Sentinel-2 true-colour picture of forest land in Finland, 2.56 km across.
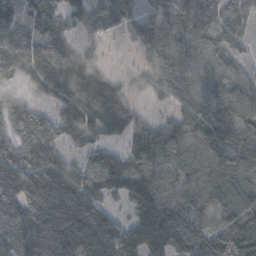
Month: October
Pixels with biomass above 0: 84%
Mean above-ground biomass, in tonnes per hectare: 91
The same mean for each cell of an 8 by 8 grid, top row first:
26 95 62 65 57 93 89 61
94 98 56 8 57 89 73 31
52 129 127 47 44 84 74 54
67 38 113 118 24 58 121 97
71 93 57 43 54 100 137 125
130 154 76 78 95 114 133 116
114 164 144 31 128 129 124 118
111 161 170 133 132 86 102 120
